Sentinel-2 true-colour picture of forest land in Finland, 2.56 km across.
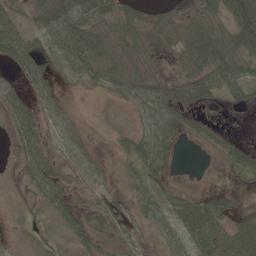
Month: May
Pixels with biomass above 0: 71%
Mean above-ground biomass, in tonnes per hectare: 38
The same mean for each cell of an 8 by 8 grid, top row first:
37 59 67 80 23 20 45 90
63 44 74 50 24 47 107 64
22 43 31 43 45 37 63 53
47 42 12 5 44 65 12 11
24 30 35 10 56 29 16 16
11 53 35 10 42 10 0 23
5 33 33 24 37 43 57 23
10 17 47 34 15 42 82 73
